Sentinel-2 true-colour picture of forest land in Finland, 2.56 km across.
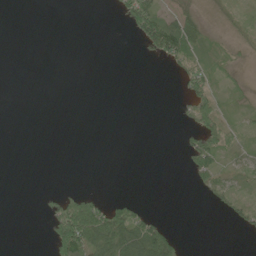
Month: June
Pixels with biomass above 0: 28%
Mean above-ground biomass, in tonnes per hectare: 16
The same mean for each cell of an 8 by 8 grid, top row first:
0 0 0 3 71 33 7 10
0 0 0 0 21 86 18 8
0 0 0 0 0 11 34 7
0 0 0 0 0 5 43 11
0 0 0 0 0 3 47 21
0 0 0 0 0 0 40 20
0 12 80 42 13 0 4 23
0 17 116 80 86 21 0 1
